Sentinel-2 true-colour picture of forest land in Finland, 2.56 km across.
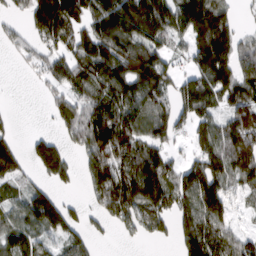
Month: March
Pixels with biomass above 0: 72%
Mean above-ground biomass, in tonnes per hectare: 101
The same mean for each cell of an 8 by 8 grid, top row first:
32 220 114 183 232 152 173 29
41 71 99 138 129 43 161 84
1 57 103 152 144 71 124 108
9 30 109 140 110 110 96 114
55 91 79 184 104 36 129 128
74 72 49 139 208 105 170 100
66 155 39 102 122 106 164 35
111 59 67 14 31 64 164 76
